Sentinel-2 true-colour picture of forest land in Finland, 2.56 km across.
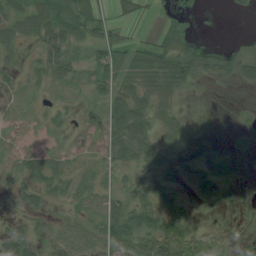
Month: July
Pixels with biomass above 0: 64%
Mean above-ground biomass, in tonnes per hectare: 30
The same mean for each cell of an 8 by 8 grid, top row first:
38 61 57 18 21 10 0 4
27 45 34 66 52 36 22 15
15 27 28 62 50 60 12 29
11 16 12 55 34 16 1 3
9 17 23 39 38 13 2 4
18 51 40 16 28 17 46 1
10 23 35 53 67 53 16 6
49 34 34 57 62 85 33 13
